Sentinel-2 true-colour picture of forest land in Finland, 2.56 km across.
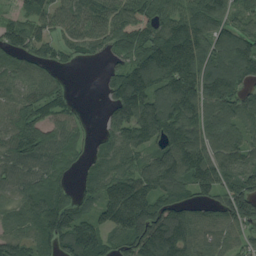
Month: August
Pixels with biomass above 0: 87%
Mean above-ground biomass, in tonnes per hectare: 108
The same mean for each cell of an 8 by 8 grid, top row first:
41 71 90 103 124 95 126 59
89 74 69 84 131 213 115 137
76 78 0 77 140 176 147 119
103 77 30 87 161 148 115 78
130 126 48 88 100 155 124 99
90 89 42 114 132 143 161 105
71 131 81 176 203 119 59 135
109 97 174 78 174 157 88 64
